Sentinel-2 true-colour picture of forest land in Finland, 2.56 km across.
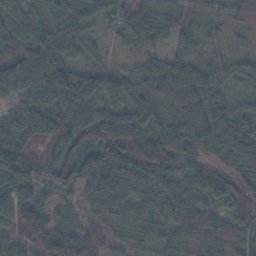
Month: November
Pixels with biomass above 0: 96%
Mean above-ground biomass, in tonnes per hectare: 68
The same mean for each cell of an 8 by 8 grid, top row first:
59 56 54 39 60 41 42 33
84 61 35 16 38 36 25 26
126 125 84 43 66 99 59 36
81 103 103 77 79 73 89 56
93 78 65 98 90 104 87 110
103 77 80 91 76 72 66 70
95 55 32 60 60 75 50 56
68 97 64 34 34 65 71 56
